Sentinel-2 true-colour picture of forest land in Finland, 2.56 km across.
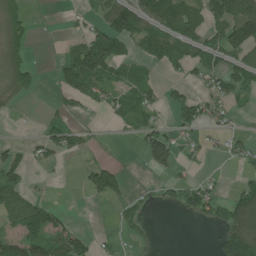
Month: June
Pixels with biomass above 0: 44%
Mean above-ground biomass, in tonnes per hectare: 50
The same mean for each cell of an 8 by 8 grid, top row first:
70 1 18 87 101 127 70 127
77 1 69 97 51 68 80 108
84 3 120 56 50 24 48 75
12 6 19 31 57 71 50 15
17 52 33 1 69 58 23 27
62 5 10 75 4 24 16 18
101 50 0 11 21 36 67 118
96 106 68 12 30 0 5 137
